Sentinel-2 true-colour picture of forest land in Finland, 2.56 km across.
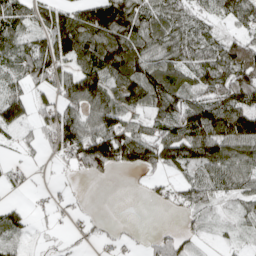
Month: April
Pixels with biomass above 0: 74%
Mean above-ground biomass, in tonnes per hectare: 74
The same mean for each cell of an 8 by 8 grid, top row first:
77 74 97 152 95 79 47 74
68 100 138 140 103 102 89 92
47 88 139 102 149 93 98 113
81 66 103 104 58 107 126 112
27 40 143 173 126 137 136 123
25 6 27 23 36 37 77 93
37 30 14 0 2 33 40 40
38 6 14 23 21 61 12 19
